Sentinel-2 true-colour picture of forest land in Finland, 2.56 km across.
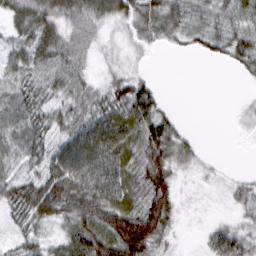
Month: March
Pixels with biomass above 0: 79%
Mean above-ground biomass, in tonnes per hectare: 40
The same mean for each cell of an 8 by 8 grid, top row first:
48 62 58 52 50 40 30 38
36 55 43 16 19 12 27 46
43 45 42 34 25 0 0 6
60 44 49 56 65 11 0 9
40 40 86 81 58 48 1 1
35 55 70 62 63 27 11 9
51 70 64 65 61 34 6 21
25 28 74 78 86 14 31 48
